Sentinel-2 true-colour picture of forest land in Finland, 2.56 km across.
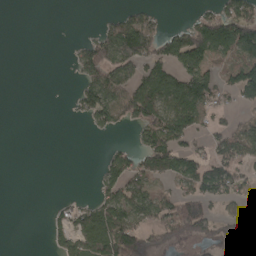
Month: April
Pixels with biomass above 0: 44%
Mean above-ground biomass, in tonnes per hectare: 60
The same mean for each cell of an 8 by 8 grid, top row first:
0 0 0 24 51 0 69 131
0 0 43 129 124 124 145 137
0 0 48 116 117 99 107 108
0 0 43 115 127 118 69 26
0 0 0 13 66 100 44 88
0 0 0 80 79 88 109 65
0 10 46 98 76 85 60 51
0 23 73 172 90 53 49 127
